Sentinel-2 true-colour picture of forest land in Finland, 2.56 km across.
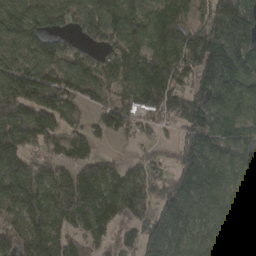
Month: March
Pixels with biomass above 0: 87%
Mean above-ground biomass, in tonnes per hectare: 134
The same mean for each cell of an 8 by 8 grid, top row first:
125 131 133 151 97 176 147 169
93 97 81 119 144 190 224 158
167 190 160 135 191 150 152 145
187 173 68 110 106 121 190 119
188 115 111 37 56 81 173 150
184 142 143 141 112 139 179 82
114 144 185 135 85 166 105 80
136 156 101 60 129 123 112 88
